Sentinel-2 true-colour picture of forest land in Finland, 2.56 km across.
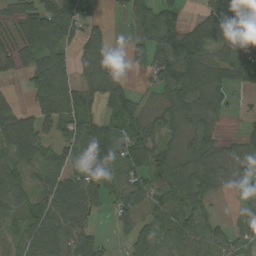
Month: August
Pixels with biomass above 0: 76%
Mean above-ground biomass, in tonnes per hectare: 67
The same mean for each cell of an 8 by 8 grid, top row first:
47 101 90 17 77 43 73 80
52 117 53 31 91 138 89 83
13 129 58 80 24 133 90 62
49 85 73 53 39 75 81 10
88 49 60 82 78 44 78 41
77 67 65 65 60 84 88 58
69 79 91 41 79 82 40 31
47 86 65 14 56 86 71 43
